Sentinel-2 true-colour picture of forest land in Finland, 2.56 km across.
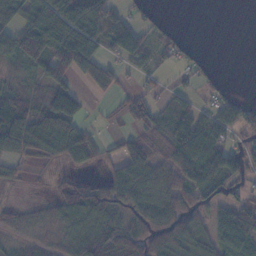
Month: November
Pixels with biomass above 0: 68%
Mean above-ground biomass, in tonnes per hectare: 49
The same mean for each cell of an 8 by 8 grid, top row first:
60 66 92 66 15 1 0 0
72 88 97 52 62 33 1 0
24 71 44 41 18 13 21 0
96 95 56 11 47 75 44 66
68 47 79 16 59 87 83 32
21 8 17 51 76 63 66 44
26 26 84 51 61 72 49 59
21 22 57 78 73 81 45 71
